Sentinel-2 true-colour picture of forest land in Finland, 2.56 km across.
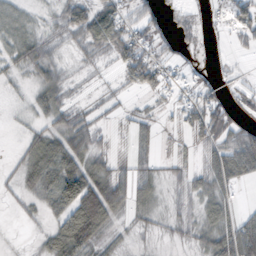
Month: October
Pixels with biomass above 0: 64%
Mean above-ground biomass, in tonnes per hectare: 33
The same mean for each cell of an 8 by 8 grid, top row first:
33 14 63 66 40 14 9 43
39 34 30 63 48 22 6 15
12 36 9 10 68 28 21 14
7 36 29 17 19 24 64 28
6 47 50 20 24 19 48 65
26 55 66 61 34 22 48 41
13 25 83 59 28 19 36 18
1 28 78 19 6 13 41 77
